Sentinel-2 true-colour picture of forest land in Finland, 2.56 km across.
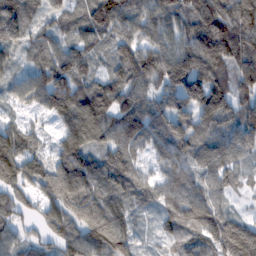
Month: February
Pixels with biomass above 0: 94%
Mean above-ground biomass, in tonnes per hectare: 96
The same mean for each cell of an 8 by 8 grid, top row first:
126 70 72 125 102 101 151 143
64 84 80 64 97 116 129 126
51 132 97 80 107 123 133 92
40 78 135 117 106 130 116 89
108 44 114 82 78 108 96 107
104 105 145 103 59 94 88 53
81 80 110 101 41 95 102 19
69 63 120 150 22 66 93 166
